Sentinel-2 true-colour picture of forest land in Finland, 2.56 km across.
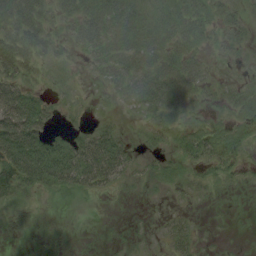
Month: August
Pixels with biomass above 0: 62%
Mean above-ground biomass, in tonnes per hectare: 21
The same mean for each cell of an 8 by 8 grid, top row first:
38 22 34 39 24 26 23 18
40 21 20 35 39 30 13 12
37 11 4 25 39 41 16 10
62 21 5 8 18 14 9 22
70 36 33 44 7 17 34 23
45 49 52 37 4 9 12 8
6 1 1 1 1 3 1 1
1 8 1 2 3 26 2 1
